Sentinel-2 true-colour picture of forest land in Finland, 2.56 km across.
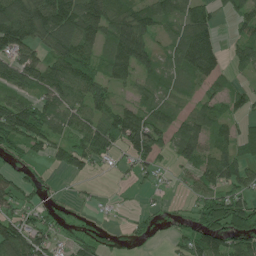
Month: July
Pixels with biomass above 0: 72%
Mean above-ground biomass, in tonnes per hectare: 61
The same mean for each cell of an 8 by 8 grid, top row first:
109 120 125 87 86 65 71 52
94 61 89 76 81 75 123 46
89 88 84 55 42 60 60 23
114 80 67 73 69 39 56 40
61 68 64 72 90 61 55 49
46 16 28 5 21 13 68 64
50 32 11 4 11 7 78 80
112 51 40 20 17 30 105 81
